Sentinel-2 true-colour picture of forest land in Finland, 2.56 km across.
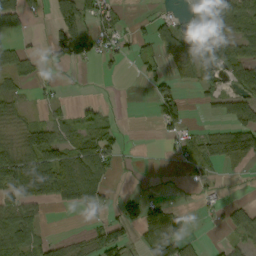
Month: September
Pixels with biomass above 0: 50%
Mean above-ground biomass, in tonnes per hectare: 38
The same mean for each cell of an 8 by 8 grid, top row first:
57 22 80 41 8 25 62 69
30 34 77 38 25 67 62 58
43 16 1 6 22 27 34 64
37 20 24 5 0 52 13 72
38 82 62 50 1 31 50 81
84 67 77 30 3 3 19 8
54 12 14 20 73 17 11 35
59 25 21 76 36 48 4 25
